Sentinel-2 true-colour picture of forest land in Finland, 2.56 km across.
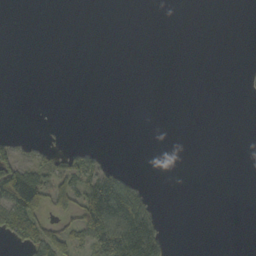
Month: October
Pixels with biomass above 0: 17%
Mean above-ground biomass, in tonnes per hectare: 18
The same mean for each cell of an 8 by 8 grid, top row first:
0 0 0 0 0 0 0 0
0 0 0 0 0 0 0 0
0 0 0 0 0 0 0 2
0 0 0 0 0 0 0 0
21 8 7 0 0 0 0 0
111 58 66 46 2 0 0 0
93 49 79 133 64 0 0 0
29 76 40 112 130 2 0 0
